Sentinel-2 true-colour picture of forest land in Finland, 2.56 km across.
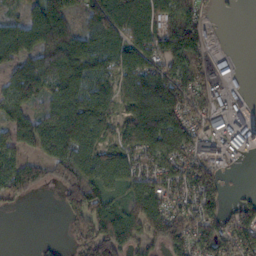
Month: November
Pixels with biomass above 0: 76%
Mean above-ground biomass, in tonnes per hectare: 93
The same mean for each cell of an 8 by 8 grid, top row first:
48 117 61 128 110 103 36 5
108 115 110 98 120 138 66 6
101 110 122 75 172 129 95 45
60 81 132 73 153 124 129 113
53 104 122 71 120 110 139 115
119 68 120 92 101 97 94 5
12 0 107 112 128 93 120 71
0 9 84 149 85 107 124 126
